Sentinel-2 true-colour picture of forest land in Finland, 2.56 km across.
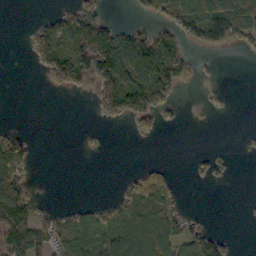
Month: October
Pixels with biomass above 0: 41%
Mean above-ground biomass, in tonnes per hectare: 47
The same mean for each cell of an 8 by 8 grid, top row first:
0 29 98 9 23 78 106 121
0 100 120 141 134 80 36 22
0 33 84 139 155 85 6 0
0 0 0 66 89 11 9 0
65 0 3 0 4 0 1 2
79 0 0 0 36 11 17 0
131 17 18 36 105 49 1 1
97 61 77 102 159 98 73 0
